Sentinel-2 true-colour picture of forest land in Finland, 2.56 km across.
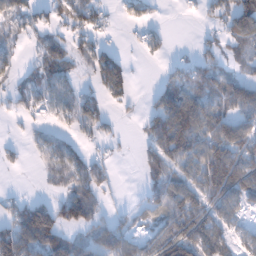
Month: January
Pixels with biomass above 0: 60%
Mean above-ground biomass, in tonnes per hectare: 62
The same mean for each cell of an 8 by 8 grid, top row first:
52 48 67 19 27 2 31 118
31 51 41 27 29 8 29 50
28 50 26 122 0 52 74 54
31 36 80 21 37 126 95 69
13 53 28 18 43 125 131 125
2 30 70 27 39 73 141 147
56 97 119 22 31 101 94 56
163 144 56 96 50 131 121 45
